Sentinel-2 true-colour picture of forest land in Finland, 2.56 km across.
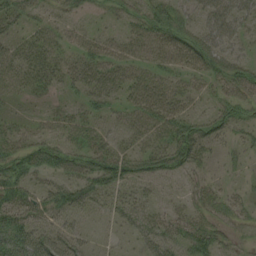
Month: August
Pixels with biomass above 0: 66%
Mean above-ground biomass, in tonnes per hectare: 30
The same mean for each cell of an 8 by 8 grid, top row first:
42 16 15 15 41 40 43 43
23 31 25 22 29 45 43 20
30 29 30 29 34 23 22 42
11 13 18 20 39 36 21 31
37 37 31 27 21 58 33 20
44 27 39 57 40 23 16 9
56 39 32 19 24 16 25 18
59 57 27 6 29 38 44 12
